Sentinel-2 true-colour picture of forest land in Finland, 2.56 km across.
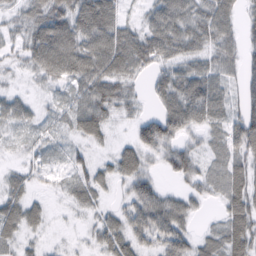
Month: February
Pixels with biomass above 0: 85%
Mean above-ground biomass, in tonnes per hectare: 41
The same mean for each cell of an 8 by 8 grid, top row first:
23 59 65 60 24 63 55 34
22 85 66 76 64 57 42 37
7 32 57 58 21 63 59 35
33 12 53 37 19 73 56 46
11 21 21 18 62 47 24 57
22 16 31 36 50 40 40 54
43 18 26 19 61 54 11 63
28 10 7 52 42 55 21 59
